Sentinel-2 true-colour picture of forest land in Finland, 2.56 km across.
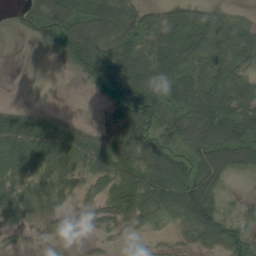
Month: August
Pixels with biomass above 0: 73%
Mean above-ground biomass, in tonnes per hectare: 40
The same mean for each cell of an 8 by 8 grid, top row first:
12 63 70 78 35 40 38 15
0 14 72 61 50 66 48 63
0 0 13 55 69 63 50 48
24 9 1 35 81 48 84 61
63 62 48 49 67 41 78 71
35 37 19 43 59 70 53 13
48 27 17 35 44 47 75 7
2 3 2 4 3 7 36 45
